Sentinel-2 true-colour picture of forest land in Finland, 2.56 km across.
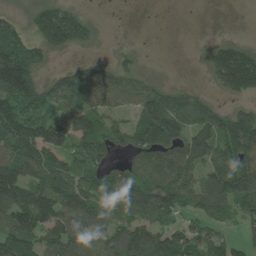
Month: June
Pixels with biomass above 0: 76%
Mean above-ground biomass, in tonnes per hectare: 96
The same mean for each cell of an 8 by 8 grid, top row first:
29 129 66 0 0 0 0 0
176 95 49 12 4 0 45 76
267 48 104 78 43 8 30 159
153 94 97 61 136 130 85 64
133 163 100 90 149 126 141 172
136 136 134 91 103 131 101 184
175 152 134 106 128 102 103 86
160 105 101 105 95 97 98 38
